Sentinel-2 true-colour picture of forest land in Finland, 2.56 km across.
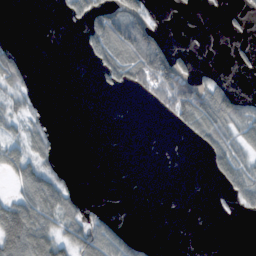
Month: November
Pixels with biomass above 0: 34%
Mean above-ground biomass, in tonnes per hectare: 32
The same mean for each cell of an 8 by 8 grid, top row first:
0 0 42 78 57 1 0 12
14 0 13 92 100 22 0 13
42 0 0 36 81 106 33 3
34 8 0 0 2 82 96 67
43 34 0 0 0 0 55 48
57 56 4 0 0 0 12 71
85 88 35 7 0 0 1 24
109 81 77 88 22 0 0 0
